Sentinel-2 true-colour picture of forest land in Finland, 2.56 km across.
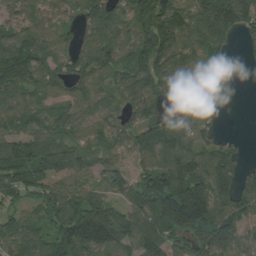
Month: August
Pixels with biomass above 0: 86%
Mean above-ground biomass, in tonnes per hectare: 97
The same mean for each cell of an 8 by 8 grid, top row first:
55 61 59 103 118 130 183 163
130 76 66 109 128 121 120 19
143 77 65 71 126 68 73 8
92 62 71 68 75 42 63 5
110 108 77 56 95 125 66 21
110 113 67 58 77 165 131 85
56 90 136 97 123 249 183 104
103 103 162 158 120 87 138 89
